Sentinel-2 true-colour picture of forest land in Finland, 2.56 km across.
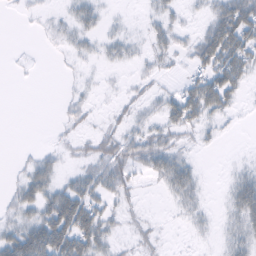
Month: February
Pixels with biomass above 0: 53%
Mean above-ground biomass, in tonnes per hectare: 17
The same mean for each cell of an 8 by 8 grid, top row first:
1 5 20 3 5 9 16 52
0 2 10 14 8 13 47 53
1 0 4 2 7 6 40 32
0 0 9 6 8 34 35 5
0 2 9 22 27 15 5 0
6 25 21 30 10 38 1 15
20 40 65 14 4 8 6 36
47 74 56 15 10 1 3 19
